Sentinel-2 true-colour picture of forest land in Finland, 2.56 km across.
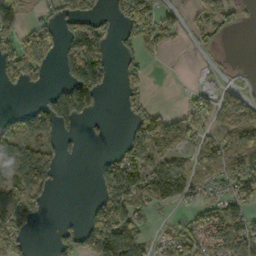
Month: October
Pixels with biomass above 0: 51%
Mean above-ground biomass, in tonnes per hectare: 72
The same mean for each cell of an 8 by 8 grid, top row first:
69 27 130 42 90 32 81 32
100 96 191 59 67 19 26 0
74 15 196 43 42 1 11 5
28 91 160 1 68 32 68 57
90 67 19 14 135 90 55 102
98 112 0 125 127 165 50 86
108 25 4 169 61 39 50 95
74 4 81 212 98 79 69 142
